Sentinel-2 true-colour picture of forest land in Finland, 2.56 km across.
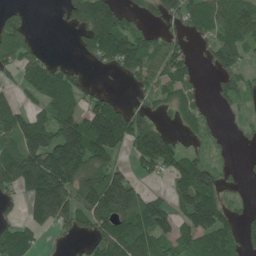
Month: June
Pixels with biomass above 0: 64%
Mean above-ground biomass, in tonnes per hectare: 103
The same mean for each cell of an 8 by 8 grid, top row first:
40 1 125 149 47 77 127 154
107 13 45 153 109 65 64 101
52 189 59 7 71 101 17 70
115 109 112 167 78 52 31 29
127 195 236 196 193 80 40 10
188 255 153 129 40 123 117 23
22 223 135 194 151 77 191 30
143 10 46 181 147 113 124 84
